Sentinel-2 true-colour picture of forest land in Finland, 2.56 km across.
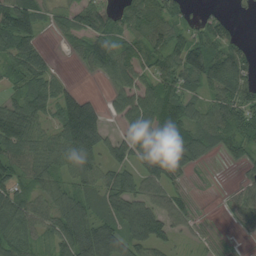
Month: August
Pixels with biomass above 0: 77%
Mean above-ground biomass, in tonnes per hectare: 63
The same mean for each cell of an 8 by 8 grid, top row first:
117 34 60 63 73 50 37 10
75 15 41 69 70 76 80 46
43 54 8 48 53 72 77 83
88 50 146 31 91 91 64 79
85 67 134 54 96 104 59 56
52 64 68 67 76 46 3 15
89 66 73 70 98 66 3 49
83 46 114 104 94 29 17 3
